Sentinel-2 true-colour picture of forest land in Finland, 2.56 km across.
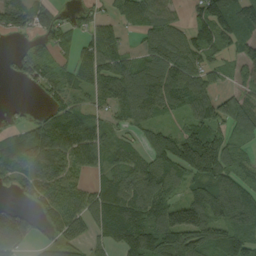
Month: September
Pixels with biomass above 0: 77%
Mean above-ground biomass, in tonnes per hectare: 90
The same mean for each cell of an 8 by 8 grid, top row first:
92 77 35 57 107 55 46 141
17 48 51 91 67 125 55 62
28 76 60 124 129 128 55 43
17 50 81 66 118 70 125 115
80 110 131 57 67 157 213 59
74 107 59 70 119 99 156 90
39 57 86 93 112 132 147 154
94 36 55 67 163 175 140 141
